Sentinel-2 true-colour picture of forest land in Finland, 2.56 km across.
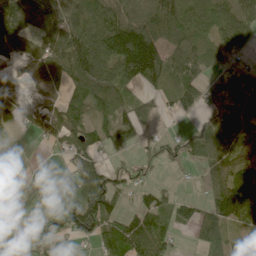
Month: June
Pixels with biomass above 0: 73%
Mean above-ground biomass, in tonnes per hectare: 66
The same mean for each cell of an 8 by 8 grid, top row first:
110 109 100 97 101 90 80 93
92 79 131 154 220 79 64 57
24 46 99 119 105 84 50 45
50 53 68 81 52 37 22 23
10 30 67 45 27 35 57 31
11 11 86 58 17 5 41 72
9 61 138 71 63 71 54 94
12 62 43 109 100 40 73 40
